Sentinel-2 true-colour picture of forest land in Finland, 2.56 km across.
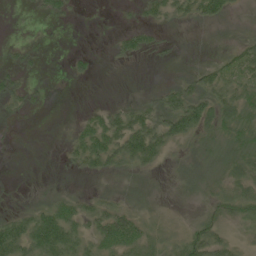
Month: June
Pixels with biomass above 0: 66%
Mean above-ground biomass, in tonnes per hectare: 23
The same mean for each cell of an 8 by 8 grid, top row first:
0 13 2 1 17 28 40 17
8 5 2 9 23 7 9 25
19 3 9 0 2 20 35 33
18 3 5 22 34 63 44 42
4 1 36 47 63 31 25 33
2 3 12 19 16 13 26 33
12 31 31 34 19 6 24 33
57 71 34 58 41 25 47 18
